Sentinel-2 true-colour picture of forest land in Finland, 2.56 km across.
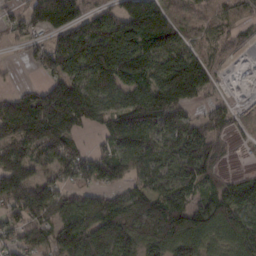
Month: February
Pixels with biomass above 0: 81%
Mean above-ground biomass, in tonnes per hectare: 100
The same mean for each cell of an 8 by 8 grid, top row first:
58 147 119 97 197 56 27 38
16 111 172 190 128 93 27 14
13 65 99 112 109 191 77 1
147 205 152 92 161 128 62 16
109 149 49 68 102 97 110 14
152 62 111 103 67 71 101 63
100 121 93 129 116 135 121 129
63 80 146 156 114 143 94 102
